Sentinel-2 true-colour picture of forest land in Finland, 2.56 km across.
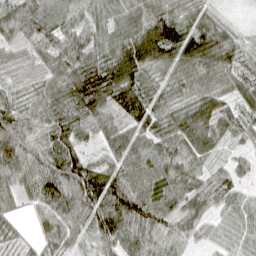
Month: April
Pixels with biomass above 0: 93%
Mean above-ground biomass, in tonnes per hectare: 71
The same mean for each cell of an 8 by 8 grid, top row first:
95 40 45 59 87 69 54 9
31 48 80 83 130 110 122 71
20 56 118 121 69 64 73 59
67 80 95 70 90 60 83 50
137 105 51 59 61 68 69 21
72 122 131 87 98 57 27 27
29 72 103 117 111 57 43 59
32 47 39 106 76 42 31 59
